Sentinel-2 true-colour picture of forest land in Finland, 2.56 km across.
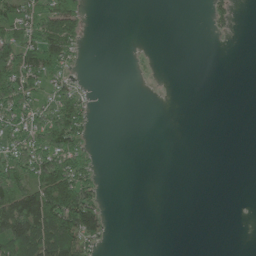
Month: June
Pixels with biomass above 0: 32%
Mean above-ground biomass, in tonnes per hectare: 34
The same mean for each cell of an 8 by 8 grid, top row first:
77 96 53 0 0 0 21 7
105 118 33 0 1 0 0 0
109 60 10 0 2 0 0 0
66 53 68 0 0 0 0 0
52 91 56 0 0 0 0 0
92 110 79 0 0 0 0 0
141 146 155 5 0 0 0 0
131 137 100 8 0 0 0 0
